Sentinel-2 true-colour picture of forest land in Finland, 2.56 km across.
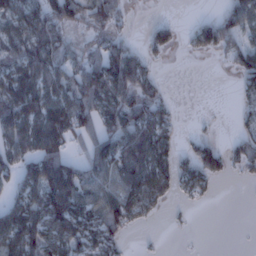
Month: January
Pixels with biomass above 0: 60%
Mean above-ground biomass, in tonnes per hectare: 51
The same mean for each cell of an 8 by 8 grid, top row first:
70 82 75 74 0 2 18 70
60 84 34 51 38 27 59 67
72 69 67 94 61 0 0 34
100 90 92 82 99 20 1 23
72 98 41 72 77 29 37 32
49 96 68 59 85 57 58 13
60 86 67 77 57 7 2 0
83 73 67 48 2 0 0 0
